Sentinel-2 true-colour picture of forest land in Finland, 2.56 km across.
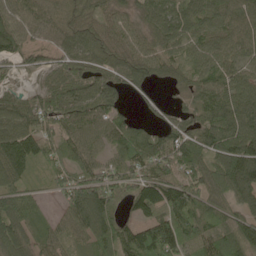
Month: May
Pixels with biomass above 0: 89%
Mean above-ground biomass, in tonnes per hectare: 81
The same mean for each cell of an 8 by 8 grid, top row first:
89 74 71 62 58 68 75 76
83 49 90 81 66 61 74 68
23 42 97 80 67 44 77 68
97 84 95 77 27 47 86 110
123 76 75 68 112 115 95 127
84 38 83 79 92 86 79 141
90 20 124 73 105 123 75 65
105 61 52 108 136 124 80 104
